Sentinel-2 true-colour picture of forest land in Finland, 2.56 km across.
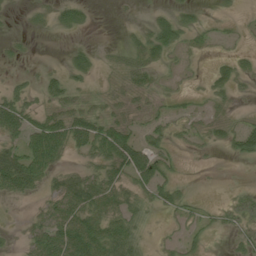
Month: July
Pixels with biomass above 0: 52%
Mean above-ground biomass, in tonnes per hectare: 24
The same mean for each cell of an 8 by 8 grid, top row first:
2 15 26 1 4 30 5 6
7 0 17 7 42 36 10 10
10 22 16 7 23 11 19 23
47 28 36 16 19 16 15 6
30 80 35 55 39 15 15 46
56 31 27 37 52 17 1 0
2 26 56 42 27 25 10 34
7 59 78 59 16 14 11 16
